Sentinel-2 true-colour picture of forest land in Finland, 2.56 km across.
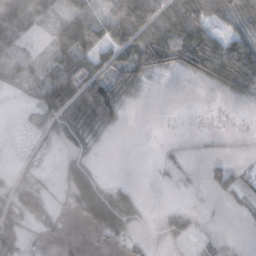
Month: November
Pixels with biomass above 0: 59%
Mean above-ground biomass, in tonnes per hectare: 31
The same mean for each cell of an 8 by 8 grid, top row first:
106 26 61 44 74 58 61 44
40 28 76 55 72 75 74 66
25 53 78 64 27 2 29 54
2 53 53 63 0 0 0 1
2 10 22 1 0 4 2 1
14 4 40 2 0 4 13 20
60 47 34 71 12 13 1 4
47 11 0 20 7 19 14 1
